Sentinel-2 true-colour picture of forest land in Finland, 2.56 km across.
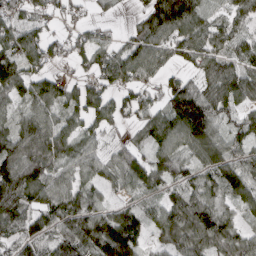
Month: April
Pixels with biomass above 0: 85%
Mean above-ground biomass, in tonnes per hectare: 77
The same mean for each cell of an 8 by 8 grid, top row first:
52 48 18 14 68 157 58 53
92 69 54 53 96 70 84 60
84 81 46 69 53 54 85 94
57 74 75 81 51 106 120 63
114 123 68 35 50 56 100 64
137 100 68 63 91 70 63 93
109 82 92 57 46 100 96 51
74 67 110 151 55 97 105 89
